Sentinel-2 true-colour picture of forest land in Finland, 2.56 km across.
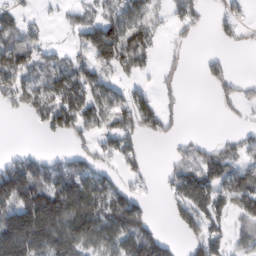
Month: February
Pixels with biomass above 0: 56%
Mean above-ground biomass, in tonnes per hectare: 69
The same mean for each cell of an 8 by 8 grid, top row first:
53 9 31 70 91 55 24 38
123 42 65 159 95 14 3 13
111 88 110 45 20 12 38 34
28 127 141 89 107 25 0 17
1 3 32 58 26 25 32 46
169 106 100 42 31 65 103 76
122 174 122 137 61 54 91 76
153 138 124 77 144 32 94 49
